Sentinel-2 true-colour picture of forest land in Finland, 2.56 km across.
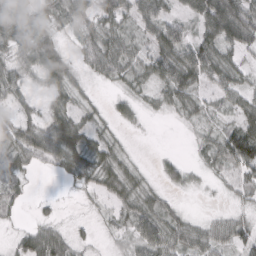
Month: March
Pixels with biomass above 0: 77%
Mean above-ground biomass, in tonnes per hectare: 37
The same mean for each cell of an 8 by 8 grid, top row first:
74 45 41 47 49 27 66 70
49 63 31 50 27 68 56 45
41 51 24 27 30 63 35 34
29 30 33 18 15 19 18 34
45 71 56 32 1 0 27 93
35 6 45 48 17 27 13 43
22 10 5 24 45 17 4 17
27 66 18 12 54 49 50 49
